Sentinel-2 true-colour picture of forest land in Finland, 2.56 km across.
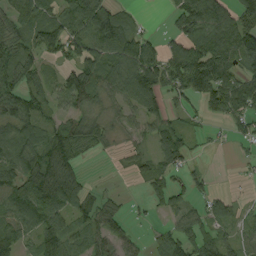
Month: September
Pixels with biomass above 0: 72%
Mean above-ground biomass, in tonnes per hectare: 63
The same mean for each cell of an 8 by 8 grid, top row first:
81 80 93 88 10 53 121 99
68 70 75 94 81 66 99 126
68 40 70 71 122 80 97 97
78 39 55 30 66 26 42 75
74 94 78 25 24 88 10 16
89 133 53 3 32 37 23 6
118 112 65 33 11 48 47 19
87 73 57 52 16 83 40 44
